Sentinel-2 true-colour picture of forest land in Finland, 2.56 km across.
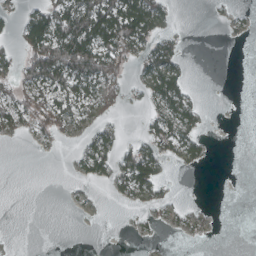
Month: March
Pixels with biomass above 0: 37%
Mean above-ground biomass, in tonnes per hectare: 27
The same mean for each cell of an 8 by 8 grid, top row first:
18 82 98 101 88 5 2 8
24 130 144 78 44 29 0 0
39 73 81 56 31 52 0 0
46 56 37 19 13 57 5 0
2 12 15 28 37 53 9 0
0 0 14 39 74 2 0 0
0 0 5 1 13 9 3 0
0 0 0 0 3 1 2 0
